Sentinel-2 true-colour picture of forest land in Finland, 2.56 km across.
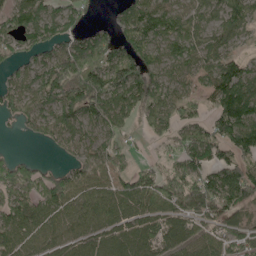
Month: May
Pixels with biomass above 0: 81%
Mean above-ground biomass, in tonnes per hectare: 89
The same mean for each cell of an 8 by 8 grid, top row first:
89 97 67 18 107 71 62 103
74 83 134 114 90 70 74 42
53 130 165 124 143 65 73 128
78 104 136 123 92 86 55 153
4 52 67 71 13 63 117 112
125 85 92 92 65 123 95 136
109 109 76 86 94 116 127 91
85 65 72 76 77 63 63 88
